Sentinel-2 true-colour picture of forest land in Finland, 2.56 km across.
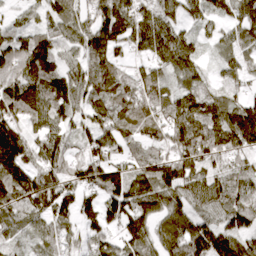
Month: April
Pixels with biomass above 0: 89%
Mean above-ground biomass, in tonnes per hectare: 89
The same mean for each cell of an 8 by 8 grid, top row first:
31 58 68 130 99 71 69 84
96 91 68 79 82 149 30 76
127 130 81 102 89 65 42 54
111 118 65 99 109 127 120 119
157 102 49 87 68 95 123 95
143 93 64 82 89 113 69 70
95 100 78 87 107 81 65 87
54 58 54 73 91 111 135 89
